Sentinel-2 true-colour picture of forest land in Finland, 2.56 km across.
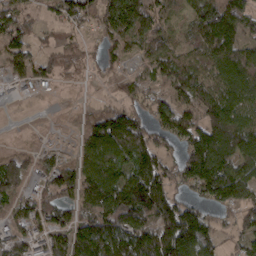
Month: March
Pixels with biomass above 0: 78%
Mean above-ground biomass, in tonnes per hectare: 95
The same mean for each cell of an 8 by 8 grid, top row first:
95 35 89 174 135 46 170 131
100 48 51 59 61 65 120 96
35 44 19 22 52 111 99 106
0 0 7 53 71 135 124 99
5 18 52 141 141 83 170 128
49 74 125 120 180 87 199 136
67 105 104 184 182 147 75 98
70 74 120 159 164 220 112 66
